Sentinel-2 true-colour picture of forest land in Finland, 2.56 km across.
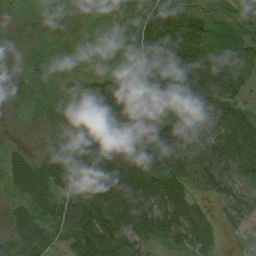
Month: August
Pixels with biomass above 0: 91%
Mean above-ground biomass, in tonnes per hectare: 57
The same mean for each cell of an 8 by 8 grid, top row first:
11 7 5 25 68 89 45 48
8 14 9 21 84 142 76 64
15 39 24 66 67 117 112 68
15 28 16 96 57 83 56 60
10 22 45 79 41 82 62 90
52 79 86 100 89 82 67 54
28 55 96 102 99 96 19 50
51 49 76 77 52 54 38 14
